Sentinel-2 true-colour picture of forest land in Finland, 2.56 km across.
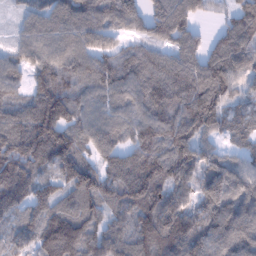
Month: January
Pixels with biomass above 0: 92%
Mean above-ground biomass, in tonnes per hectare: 119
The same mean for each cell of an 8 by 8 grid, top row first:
23 78 112 117 112 125 35 100
62 99 117 86 83 95 79 130
75 120 111 127 124 149 180 118
85 163 99 87 111 146 175 56
149 203 100 114 155 165 75 57
159 87 171 107 185 130 130 136
106 113 115 86 128 100 115 154
88 173 190 133 162 157 140 166
